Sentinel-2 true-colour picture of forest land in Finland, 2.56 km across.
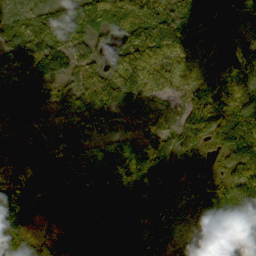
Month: October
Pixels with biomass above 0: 94%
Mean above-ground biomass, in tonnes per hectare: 112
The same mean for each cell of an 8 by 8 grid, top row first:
38 93 112 109 143 119 130 69
122 150 85 86 143 131 96 94
72 111 97 146 158 106 143 144
128 66 107 113 93 94 150 179
91 112 86 67 92 98 80 176
156 48 90 148 140 102 112 128
224 117 207 110 100 97 72 153
112 57 96 96 116 51 70 121
